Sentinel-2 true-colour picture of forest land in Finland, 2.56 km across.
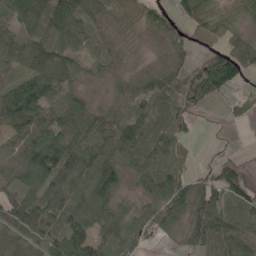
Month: May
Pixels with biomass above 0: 86%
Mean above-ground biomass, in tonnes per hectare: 66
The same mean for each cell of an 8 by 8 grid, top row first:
114 122 87 30 36 44 70 35
81 103 57 34 8 39 61 69
61 88 42 32 46 76 105 47
124 72 82 48 79 74 15 23
63 116 91 85 83 59 2 0
61 105 86 79 57 67 43 62
99 95 79 66 45 90 92 69
57 74 88 74 32 22 102 90
